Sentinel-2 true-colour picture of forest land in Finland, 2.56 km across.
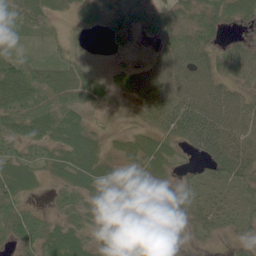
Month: June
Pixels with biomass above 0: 80%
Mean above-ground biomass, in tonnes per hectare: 39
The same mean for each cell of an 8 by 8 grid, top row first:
30 38 34 36 40 35 48 44
18 14 8 10 5 69 48 42
81 60 50 18 53 67 64 43
58 70 36 4 28 69 81 56
42 50 68 20 42 46 81 48
61 30 60 30 30 16 33 40
37 12 37 34 5 22 33 22
38 58 47 13 18 15 11 18
